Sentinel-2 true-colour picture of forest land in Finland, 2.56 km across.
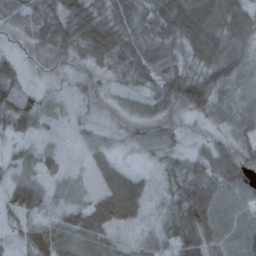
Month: October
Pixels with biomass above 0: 93%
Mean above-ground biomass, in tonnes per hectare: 47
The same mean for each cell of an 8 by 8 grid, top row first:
48 55 59 59 50 78 81 77
11 39 43 59 57 44 77 71
49 16 24 27 43 66 74 69
60 38 22 25 47 34 49 61
21 22 23 32 40 31 24 42
39 31 23 62 28 55 63 57
47 38 30 86 40 65 83 50
20 59 53 35 31 62 70 61
